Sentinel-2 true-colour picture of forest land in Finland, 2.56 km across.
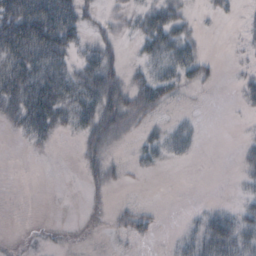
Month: October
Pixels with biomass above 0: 44%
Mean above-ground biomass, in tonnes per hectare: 22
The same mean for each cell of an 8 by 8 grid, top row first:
76 94 38 10 32 34 6 7
70 73 24 22 26 49 2 4
58 64 40 40 27 32 19 10
39 74 39 46 32 4 0 4
2 13 15 22 21 25 0 6
0 0 7 16 5 0 0 8
0 0 0 7 10 0 9 16
1 2 1 3 12 9 44 37
